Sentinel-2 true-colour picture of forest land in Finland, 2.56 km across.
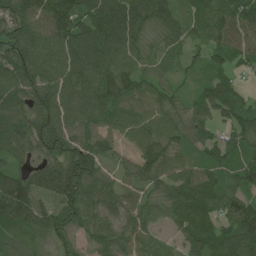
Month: June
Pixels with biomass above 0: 94%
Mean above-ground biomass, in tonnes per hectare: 75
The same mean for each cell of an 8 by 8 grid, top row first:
75 113 119 131 102 53 80 85
85 88 113 116 58 40 64 78
85 81 90 105 56 32 56 33
59 87 81 82 83 58 66 86
71 82 77 41 75 65 47 56
69 99 132 42 63 81 58 77
122 57 94 55 60 64 80 116
57 54 41 59 60 39 75 105
